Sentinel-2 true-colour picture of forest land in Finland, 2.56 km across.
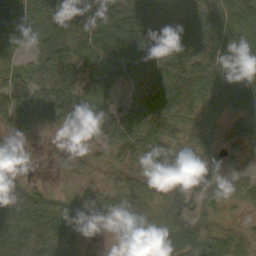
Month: October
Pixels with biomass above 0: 87%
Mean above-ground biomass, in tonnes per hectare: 56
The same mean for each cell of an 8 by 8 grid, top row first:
44 61 70 84 87 72 76 81
15 61 70 81 81 77 68 79
45 64 55 61 71 80 75 78
67 62 62 54 77 67 50 53
29 6 16 58 80 53 50 34
13 3 19 29 63 75 57 24
60 57 44 64 62 60 36 22
82 74 36 19 51 66 57 47
